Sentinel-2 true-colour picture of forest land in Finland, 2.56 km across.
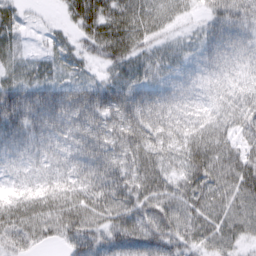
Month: March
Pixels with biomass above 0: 94%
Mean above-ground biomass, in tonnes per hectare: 52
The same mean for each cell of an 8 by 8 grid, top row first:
27 6 54 62 54 28 40 68
26 24 30 62 40 25 42 53
42 41 35 47 43 32 35 39
95 80 76 77 84 66 46 52
60 48 58 65 77 58 66 40
31 50 60 85 70 41 68 65
60 60 62 60 55 51 60 49
55 32 63 61 72 58 45 37
